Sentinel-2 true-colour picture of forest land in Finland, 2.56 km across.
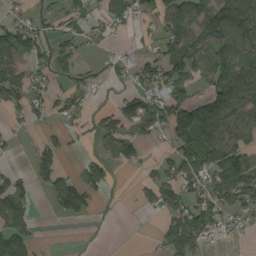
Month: August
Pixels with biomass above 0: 55%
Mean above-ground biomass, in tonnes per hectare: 61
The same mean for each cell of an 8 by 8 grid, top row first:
30 32 49 79 45 80 109 142
105 58 43 16 27 82 111 106
98 48 38 22 68 78 71 140
33 45 42 57 122 103 152 121
11 43 19 57 55 71 90 76
48 57 45 22 27 70 101 102
59 11 60 2 20 91 81 75
86 3 1 0 1 92 35 11
